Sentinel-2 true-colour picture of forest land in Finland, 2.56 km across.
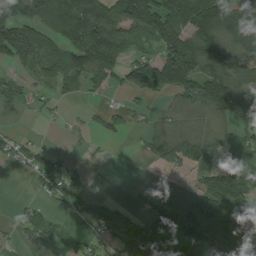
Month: July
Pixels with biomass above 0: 63%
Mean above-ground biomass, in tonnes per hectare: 86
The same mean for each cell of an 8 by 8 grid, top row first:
160 138 193 104 179 162 193 150
175 100 149 145 44 138 148 118
37 63 91 69 134 184 146 86
14 19 8 34 25 43 91 164
43 6 8 10 21 106 63 38
5 73 44 0 1 36 74 86
20 29 62 51 43 148 189 110
26 55 32 55 123 126 188 100
